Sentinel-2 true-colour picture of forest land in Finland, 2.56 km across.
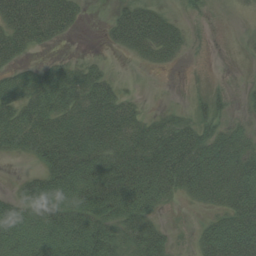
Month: August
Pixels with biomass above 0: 70%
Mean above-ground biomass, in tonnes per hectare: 62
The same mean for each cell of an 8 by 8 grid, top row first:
105 95 30 25 73 19 8 6
73 22 1 17 59 48 5 5
61 78 72 27 1 1 4 4
81 101 85 94 26 24 31 10
88 130 128 88 94 117 85 64
9 85 116 109 115 111 104 96
68 86 92 98 76 6 29 91
70 73 96 64 80 13 79 118
